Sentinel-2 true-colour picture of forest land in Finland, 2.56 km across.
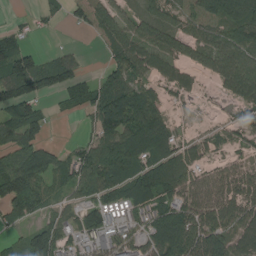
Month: August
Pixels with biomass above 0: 74%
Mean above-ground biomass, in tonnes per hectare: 73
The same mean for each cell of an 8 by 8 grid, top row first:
8 20 29 70 70 56 76 80
79 8 10 61 91 86 82 85
121 94 57 62 58 77 25 111
89 30 41 135 124 18 13 35
77 43 33 103 127 72 48 38
149 74 77 92 113 127 73 86
82 34 61 81 73 96 115 99
26 120 73 59 66 138 131 93
